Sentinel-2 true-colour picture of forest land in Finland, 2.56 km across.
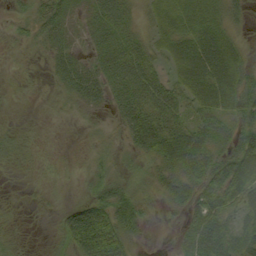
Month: September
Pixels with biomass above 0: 74%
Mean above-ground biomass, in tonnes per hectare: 32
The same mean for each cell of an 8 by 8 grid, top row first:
15 39 18 53 27 53 54 22
8 25 13 44 39 43 75 30
3 9 44 42 64 33 74 55
1 2 14 19 50 45 47 42
11 2 2 14 46 72 52 56
1 3 7 25 20 42 44 59
2 3 34 55 24 24 47 40
9 4 67 66 11 14 63 37
